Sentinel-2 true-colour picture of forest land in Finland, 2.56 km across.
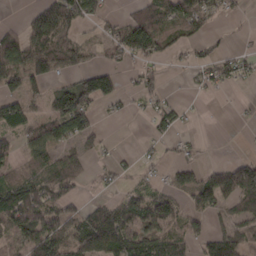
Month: March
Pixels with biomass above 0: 57%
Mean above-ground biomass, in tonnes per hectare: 55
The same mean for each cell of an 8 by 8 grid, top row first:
1 88 87 16 75 75 56 14
112 89 55 47 102 38 25 11
64 69 78 70 32 1 35 29
73 48 139 11 13 33 0 2
31 83 56 5 9 18 1 0
46 69 45 23 23 50 59 122
117 70 31 71 89 46 57 58
50 116 125 134 99 69 62 70
